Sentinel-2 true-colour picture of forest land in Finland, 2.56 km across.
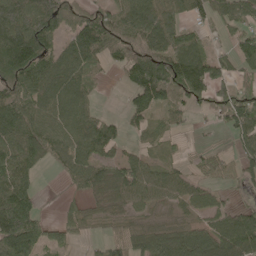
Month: May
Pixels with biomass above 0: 76%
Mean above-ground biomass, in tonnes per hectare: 72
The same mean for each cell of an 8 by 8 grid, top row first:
116 127 88 84 111 70 53 57
145 85 106 75 92 107 50 51
98 101 86 7 116 124 114 44
95 80 76 10 69 48 29 93
101 95 77 57 34 20 11 50
103 6 68 82 84 57 45 54
136 6 38 40 40 34 55 42
141 55 18 35 97 106 98 129
